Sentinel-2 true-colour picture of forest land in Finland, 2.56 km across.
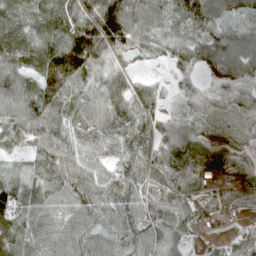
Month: April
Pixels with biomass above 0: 92%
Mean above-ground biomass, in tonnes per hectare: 72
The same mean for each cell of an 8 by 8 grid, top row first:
75 94 96 144 84 88 85 46
98 99 157 86 50 59 76 76
85 122 98 84 25 27 30 58
81 99 79 100 61 30 39 42
47 83 77 69 75 90 61 25
48 86 84 67 76 78 54 50
94 61 78 83 70 82 35 42
87 66 74 78 77 63 18 47
